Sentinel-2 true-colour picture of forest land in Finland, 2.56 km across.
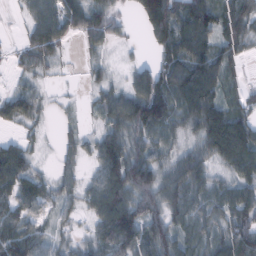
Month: February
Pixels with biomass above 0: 82%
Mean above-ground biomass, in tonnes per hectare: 58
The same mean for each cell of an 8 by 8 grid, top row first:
7 50 73 46 67 89 86 79
15 66 19 19 11 88 79 50
15 11 5 25 67 98 67 29
53 11 9 67 104 63 78 45
34 7 35 82 55 44 70 87
83 25 36 88 97 81 63 67
71 37 32 112 73 61 57 81
117 44 28 101 85 73 68 99
